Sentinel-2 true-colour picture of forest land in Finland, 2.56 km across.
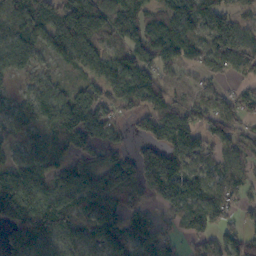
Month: October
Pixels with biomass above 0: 85%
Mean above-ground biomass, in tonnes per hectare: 85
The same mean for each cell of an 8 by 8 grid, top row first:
86 82 143 91 74 92 89 45
72 75 108 50 103 96 78 95
28 50 46 99 105 46 51 52
69 83 146 74 74 85 101 86
46 68 81 68 57 159 92 79
115 93 135 75 119 80 77 68
150 157 92 77 53 82 106 41
106 118 75 78 82 47 72 95
